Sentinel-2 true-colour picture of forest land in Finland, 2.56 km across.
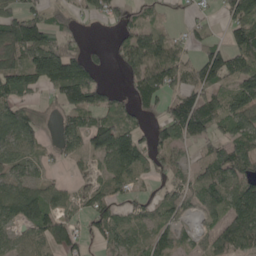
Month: May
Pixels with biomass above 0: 70%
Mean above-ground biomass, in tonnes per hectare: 68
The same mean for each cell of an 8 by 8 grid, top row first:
80 55 20 46 30 11 20 86
117 115 39 26 92 57 57 91
111 127 149 5 88 60 92 83
78 23 101 74 40 100 106 86
75 26 59 147 73 73 57 70
50 28 14 59 40 42 93 92
95 93 40 67 43 69 61 123
40 101 37 53 54 54 35 102
